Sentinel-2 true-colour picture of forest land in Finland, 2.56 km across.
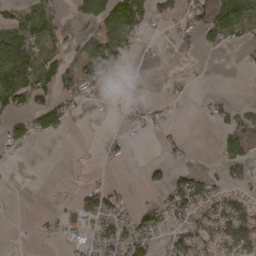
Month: April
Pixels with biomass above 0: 44%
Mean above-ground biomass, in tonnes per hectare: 47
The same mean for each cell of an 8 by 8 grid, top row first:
59 80 51 130 95 47 97 97
156 80 33 109 12 16 34 23
169 89 93 30 6 8 2 0
68 115 15 6 35 7 19 42
40 3 0 21 1 17 1 90
1 0 3 4 17 37 37 35
0 4 45 69 45 81 103 84
6 8 32 65 72 75 94 115
